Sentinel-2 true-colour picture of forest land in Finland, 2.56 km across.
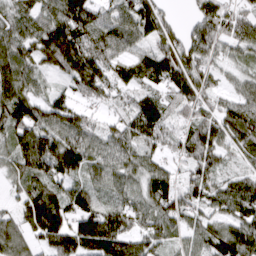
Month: March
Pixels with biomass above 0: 89%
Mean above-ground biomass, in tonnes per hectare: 85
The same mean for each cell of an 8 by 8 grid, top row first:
90 87 124 67 113 20 91 75
109 153 146 95 48 98 86 60
122 32 110 79 59 99 59 40
134 90 59 40 112 58 64 99
89 118 106 73 81 61 123 80
64 114 68 80 83 54 82 53
46 150 92 66 75 82 64 88
84 106 128 111 80 47 86 117
